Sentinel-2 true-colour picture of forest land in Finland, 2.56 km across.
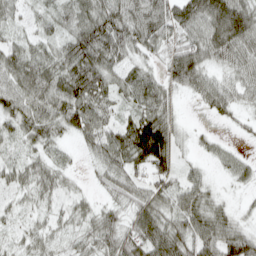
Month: April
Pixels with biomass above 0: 87%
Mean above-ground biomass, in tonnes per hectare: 55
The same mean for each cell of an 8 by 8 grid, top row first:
31 37 67 84 84 78 103 108
44 38 91 77 52 53 86 78
72 73 94 53 55 64 49 53
62 63 89 36 63 31 23 25
30 47 25 70 151 57 19 8
37 53 12 44 47 50 21 34
22 29 32 37 65 57 59 15
23 38 37 67 79 80 74 79
